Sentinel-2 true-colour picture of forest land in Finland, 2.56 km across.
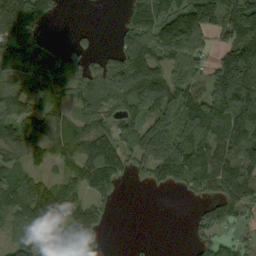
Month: September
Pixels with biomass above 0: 73%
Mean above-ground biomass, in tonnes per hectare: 85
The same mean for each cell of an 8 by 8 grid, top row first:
135 46 0 1 154 119 173 185
93 49 24 30 129 135 52 184
54 88 86 119 146 110 116 180
77 77 59 68 80 144 146 116
81 53 83 107 174 179 116 103
55 36 86 104 55 86 112 112
92 123 77 17 0 0 52 60
62 53 100 2 3 0 45 28
